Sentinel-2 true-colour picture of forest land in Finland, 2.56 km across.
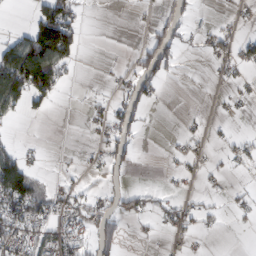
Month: February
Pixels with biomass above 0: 31%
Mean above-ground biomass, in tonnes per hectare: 29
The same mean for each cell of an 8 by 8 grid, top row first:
1 102 27 0 2 35 3 7
80 185 43 0 47 45 21 31
129 121 3 7 60 4 3 11
33 20 2 36 24 0 3 7
14 2 3 44 3 7 11 14
118 9 7 12 0 10 8 7
79 59 31 31 35 30 14 13
58 58 35 50 5 9 6 0
